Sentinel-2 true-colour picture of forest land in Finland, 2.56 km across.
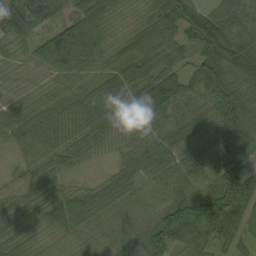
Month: September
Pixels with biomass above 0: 97%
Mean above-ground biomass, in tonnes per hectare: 67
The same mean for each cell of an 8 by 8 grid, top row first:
64 72 76 31 37 113 83 59
33 153 175 35 65 60 123 91
30 32 49 60 78 70 108 68
40 60 67 59 43 70 65 132
39 59 49 26 55 73 65 124
19 35 20 38 63 65 59 132
30 40 78 81 52 90 96 93
39 23 53 59 83 114 73 45
